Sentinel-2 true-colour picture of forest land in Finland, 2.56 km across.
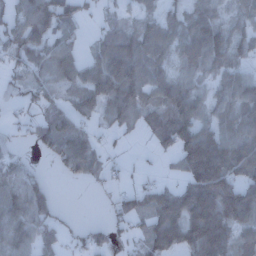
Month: December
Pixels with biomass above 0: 74%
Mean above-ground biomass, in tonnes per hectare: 62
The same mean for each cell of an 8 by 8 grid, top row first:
60 116 43 24 29 42 61 46
72 65 33 97 83 60 101 54
27 46 62 112 74 53 37 57
13 46 51 72 66 89 52 76
16 62 83 14 10 109 139 97
53 17 43 17 12 27 169 82
73 69 0 29 51 101 127 135
67 57 26 36 55 98 133 63
